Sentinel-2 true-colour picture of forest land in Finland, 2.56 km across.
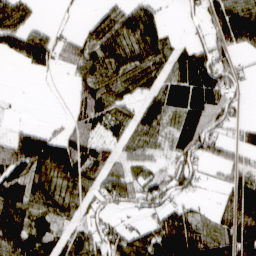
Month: March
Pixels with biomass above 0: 70%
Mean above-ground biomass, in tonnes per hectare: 68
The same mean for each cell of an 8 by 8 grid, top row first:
81 0 5 80 75 5 67 103
64 78 73 104 92 37 84 51
0 6 66 84 70 78 93 43
2 0 72 68 62 70 92 30
106 117 101 40 49 54 81 45
103 97 109 67 51 74 19 64
104 63 47 48 55 48 15 140
109 84 57 83 80 160 108 156
